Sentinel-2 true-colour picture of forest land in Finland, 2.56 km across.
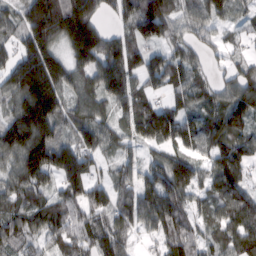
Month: February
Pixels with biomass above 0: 91%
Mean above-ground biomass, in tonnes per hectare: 105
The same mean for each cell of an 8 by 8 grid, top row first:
89 261 239 57 171 96 98 31
82 154 182 115 104 64 48 30
150 213 98 151 77 83 44 87
122 179 95 73 109 85 64 111
151 167 67 55 78 83 71 98
112 107 151 62 76 150 78 94
102 112 108 111 120 115 65 104
99 79 94 128 27 144 62 120
